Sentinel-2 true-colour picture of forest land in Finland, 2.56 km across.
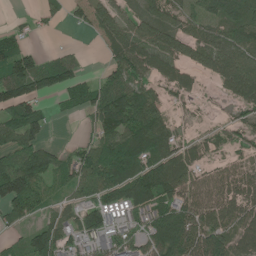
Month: June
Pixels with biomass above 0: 74%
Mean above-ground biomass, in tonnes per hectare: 73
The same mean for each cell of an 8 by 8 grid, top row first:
8 20 29 70 70 56 76 80
79 8 10 61 91 86 82 85
121 94 57 62 58 77 25 111
89 30 41 135 124 18 13 35
77 43 33 103 127 72 48 38
149 74 77 92 113 127 73 86
82 34 61 81 73 96 115 99
26 120 73 59 66 138 131 93
